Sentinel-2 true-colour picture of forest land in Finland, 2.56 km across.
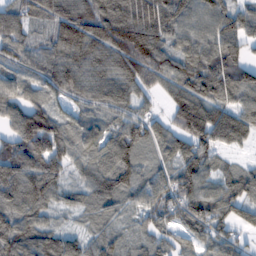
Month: February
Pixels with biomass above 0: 92%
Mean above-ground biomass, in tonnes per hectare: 106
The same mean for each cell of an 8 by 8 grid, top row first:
98 94 146 152 150 139 115 116
100 78 133 151 166 86 114 89
76 98 119 123 107 114 157 131
116 115 65 90 60 118 145 110
146 162 101 102 101 92 115 63
137 122 60 123 84 118 95 82
114 77 61 77 80 112 133 107
129 94 71 75 64 59 77 54
